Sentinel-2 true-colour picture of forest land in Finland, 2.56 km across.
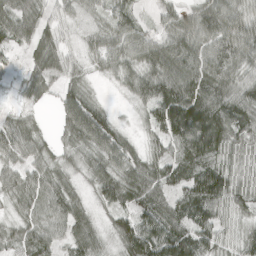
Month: April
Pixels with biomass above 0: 92%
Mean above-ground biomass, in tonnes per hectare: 67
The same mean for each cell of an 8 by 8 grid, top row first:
72 47 25 56 16 49 85 58
39 65 24 57 76 84 79 75
27 50 35 26 82 103 100 56
23 9 119 27 41 149 141 96
68 31 60 88 34 89 136 68
52 60 38 80 84 72 125 57
37 61 53 62 88 82 111 60
45 61 77 39 130 122 78 50
